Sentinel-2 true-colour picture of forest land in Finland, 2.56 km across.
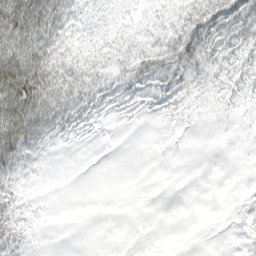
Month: March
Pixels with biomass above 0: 50%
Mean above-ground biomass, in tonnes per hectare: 23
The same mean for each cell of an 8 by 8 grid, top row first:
90 76 21 14 12 24 55 56
75 61 25 25 27 48 51 32
118 73 43 24 41 37 24 20
85 61 37 15 12 11 4 6
75 19 4 0 0 1 0 1
26 1 0 0 0 0 0 0
23 2 0 0 0 0 0 3
36 1 0 0 2 0 0 3
